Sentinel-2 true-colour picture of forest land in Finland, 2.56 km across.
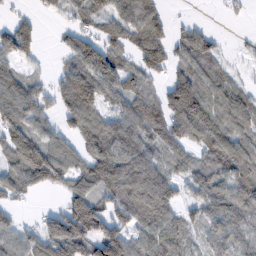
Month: February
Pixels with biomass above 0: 75%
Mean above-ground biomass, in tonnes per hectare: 72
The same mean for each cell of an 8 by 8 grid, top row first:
25 16 42 72 83 8 1 8
97 4 93 57 79 55 65 9
59 29 106 94 56 78 78 24
94 39 88 57 88 115 97 94
142 87 46 112 88 83 91 87
84 102 74 109 123 59 67 88
26 16 150 77 102 63 82 84
60 108 129 115 68 71 55 63
